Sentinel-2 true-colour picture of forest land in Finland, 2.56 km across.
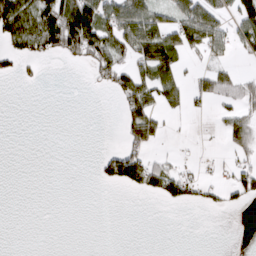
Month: March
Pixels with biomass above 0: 32%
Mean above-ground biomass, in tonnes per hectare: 36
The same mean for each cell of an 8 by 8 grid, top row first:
140 115 146 81 87 61 73 74
49 80 112 93 101 87 68 33
17 1 0 57 64 53 52 46
0 0 0 1 98 22 13 50
0 0 0 1 73 3 1 59
0 0 0 61 74 50 12 51
0 0 0 0 0 20 19 17
0 0 0 0 0 0 0 0
